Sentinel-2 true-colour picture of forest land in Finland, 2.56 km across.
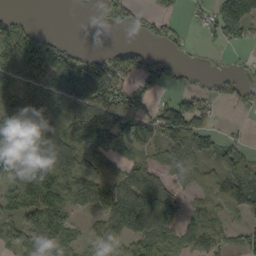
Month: September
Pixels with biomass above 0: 68%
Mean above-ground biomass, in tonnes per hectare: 86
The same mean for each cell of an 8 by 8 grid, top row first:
30 0 0 36 41 35 42 132
165 110 23 21 35 33 12 34
99 134 193 154 92 20 20 29
163 160 110 170 61 131 58 9
135 183 148 102 39 108 54 34
142 248 146 95 113 54 38 96
87 73 50 120 192 58 82 63
91 78 39 91 117 76 135 57
